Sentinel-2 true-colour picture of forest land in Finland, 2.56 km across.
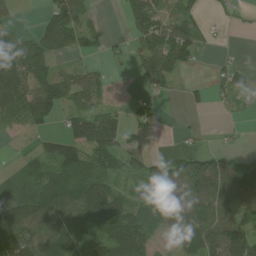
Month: July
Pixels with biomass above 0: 65%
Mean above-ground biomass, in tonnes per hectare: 57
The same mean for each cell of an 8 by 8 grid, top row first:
18 52 65 0 70 47 15 9
117 71 45 17 60 101 11 4
116 76 71 16 52 27 18 24
62 83 66 42 31 1 9 12
11 50 107 100 17 6 8 6
40 69 77 46 44 85 115 108
69 89 103 98 39 72 85 63
104 101 78 90 71 39 100 121
